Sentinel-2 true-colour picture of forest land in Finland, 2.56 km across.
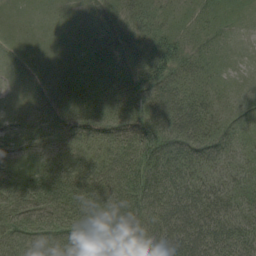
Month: August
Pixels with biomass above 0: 98%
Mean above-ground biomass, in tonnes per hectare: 48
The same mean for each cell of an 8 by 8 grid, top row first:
9 16 25 33 43 22 29 18
19 23 29 41 44 40 32 12
14 33 39 40 71 56 36 14
16 35 50 52 69 80 40 25
27 30 39 51 69 73 65 36
48 59 66 69 81 77 40 30
67 72 70 65 89 82 65 41
65 66 59 56 87 80 80 78
